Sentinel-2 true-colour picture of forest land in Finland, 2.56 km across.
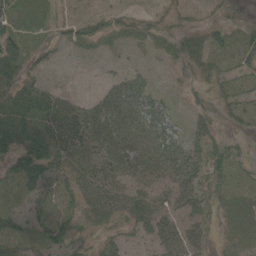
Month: May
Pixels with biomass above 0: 70%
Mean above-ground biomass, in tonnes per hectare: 31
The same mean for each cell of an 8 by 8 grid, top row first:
26 12 8 16 12 12 6 9
40 17 12 7 10 16 25 31
46 9 1 21 23 3 25 25
63 57 51 78 44 11 20 29
49 59 48 78 56 39 35 10
49 45 35 44 42 52 35 12
20 29 38 54 39 38 25 28
30 37 25 29 33 49 24 24
